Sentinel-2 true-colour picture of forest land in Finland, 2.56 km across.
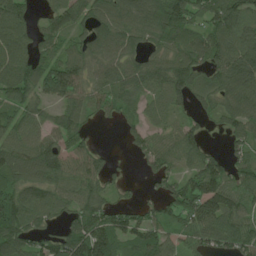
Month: June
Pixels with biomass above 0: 82%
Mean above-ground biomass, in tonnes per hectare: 85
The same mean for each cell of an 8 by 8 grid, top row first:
119 47 76 102 114 138 89 122
120 49 66 105 65 80 105 110
118 108 96 87 98 124 63 110
75 53 77 55 41 54 49 111
98 96 53 1 77 98 32 51
92 97 89 44 34 63 120 73
125 91 84 69 52 85 122 84
101 54 140 127 105 60 80 98
